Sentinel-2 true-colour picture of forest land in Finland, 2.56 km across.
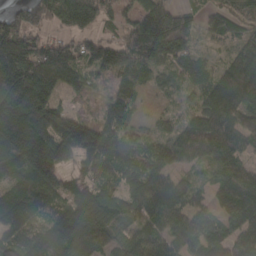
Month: March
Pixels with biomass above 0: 89%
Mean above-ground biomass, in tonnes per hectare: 121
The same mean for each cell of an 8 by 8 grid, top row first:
102 126 220 70 138 165 90 108
204 140 94 117 205 164 33 99
261 232 97 54 44 60 92 185
250 162 45 88 23 38 122 127
204 187 221 130 83 112 138 103
97 161 93 88 123 69 48 102
145 80 132 117 112 115 72 153
101 127 163 78 108 91 107 115
